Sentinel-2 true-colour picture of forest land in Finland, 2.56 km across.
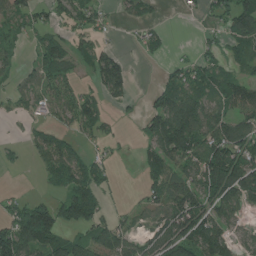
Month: July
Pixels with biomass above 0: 60%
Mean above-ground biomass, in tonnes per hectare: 62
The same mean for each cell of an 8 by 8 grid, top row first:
52 48 67 19 27 2 31 118
31 51 41 27 29 8 29 50
28 50 26 122 0 52 74 54
31 36 80 21 37 126 95 69
13 53 28 18 43 125 131 125
2 30 70 27 39 73 141 147
56 97 119 22 31 101 94 56
163 144 56 96 50 131 121 45
